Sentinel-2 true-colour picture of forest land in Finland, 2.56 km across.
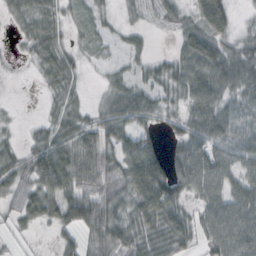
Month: October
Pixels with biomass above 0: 78%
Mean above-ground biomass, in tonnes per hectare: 41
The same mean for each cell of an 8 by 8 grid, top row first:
39 35 15 11 21 27 78 9
5 37 15 12 16 23 62 37
2 22 16 23 28 45 68 61
2 10 23 53 56 22 69 49
17 59 64 53 61 31 73 49
26 69 65 49 100 62 74 48
26 32 69 59 73 58 51 64
10 4 35 65 46 52 43 62
